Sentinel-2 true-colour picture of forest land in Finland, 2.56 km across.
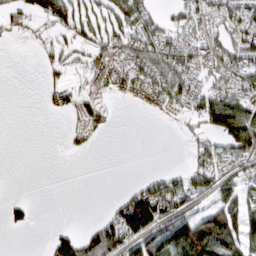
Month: March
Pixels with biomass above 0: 48%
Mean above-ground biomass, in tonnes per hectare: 55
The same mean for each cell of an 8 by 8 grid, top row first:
55 63 64 65 78 41 77 89
2 25 38 58 90 84 75 119
0 18 15 77 99 94 52 67
0 13 49 27 18 42 113 125
0 0 24 1 0 1 43 102
0 0 0 0 17 51 89 57
34 0 0 33 182 114 58 97
0 27 98 155 114 138 163 110
